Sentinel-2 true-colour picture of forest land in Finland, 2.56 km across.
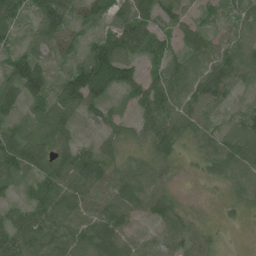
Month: July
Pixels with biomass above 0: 85%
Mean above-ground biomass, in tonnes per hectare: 48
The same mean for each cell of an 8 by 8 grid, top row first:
35 111 46 49 60 44 24 34
32 63 38 89 52 30 49 65
89 61 91 66 40 68 64 49
42 63 56 23 41 61 48 33
72 49 30 32 23 38 41 75
43 49 72 51 52 13 22 49
22 62 51 63 52 30 1 21
54 60 62 67 30 53 27 0
